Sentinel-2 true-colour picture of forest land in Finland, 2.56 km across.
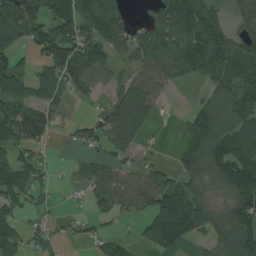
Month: August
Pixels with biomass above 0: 71%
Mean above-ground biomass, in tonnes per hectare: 83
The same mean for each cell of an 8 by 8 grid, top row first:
121 114 115 108 35 160 93 63
58 101 103 80 93 128 148 87
103 128 87 46 99 58 49 105
109 81 3 99 123 5 94 105
95 40 44 83 29 21 136 96
112 35 22 69 72 72 88 192
64 27 14 58 61 187 104 120
70 40 24 53 49 138 66 142
